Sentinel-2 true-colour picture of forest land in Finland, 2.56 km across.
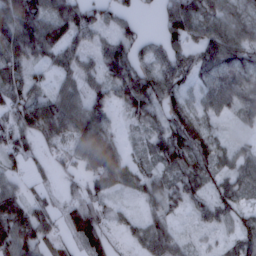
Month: February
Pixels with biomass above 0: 85%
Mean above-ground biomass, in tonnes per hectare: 76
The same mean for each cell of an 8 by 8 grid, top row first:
136 91 92 59 14 125 77 60
136 79 61 89 64 85 104 114
75 34 58 99 112 83 64 88
96 131 96 61 103 102 61 62
68 59 107 86 33 133 81 26
46 25 54 96 67 79 74 75
123 57 92 35 45 54 72 64
122 63 70 42 66 59 16 68
